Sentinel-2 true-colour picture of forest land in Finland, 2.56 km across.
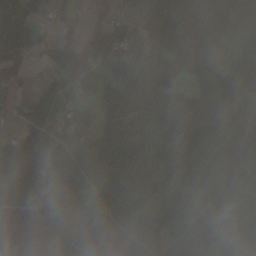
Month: October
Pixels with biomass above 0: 80%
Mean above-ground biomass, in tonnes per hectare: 75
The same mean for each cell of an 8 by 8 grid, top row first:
68 16 2 39 48 60 64 44
51 38 34 121 68 82 67 53
24 22 31 62 78 44 60 73
27 66 59 57 96 108 70 40
86 110 121 136 137 149 136 75
116 73 164 105 84 116 96 76
39 44 86 124 107 65 77 77
0 37 95 148 71 50 134 88
